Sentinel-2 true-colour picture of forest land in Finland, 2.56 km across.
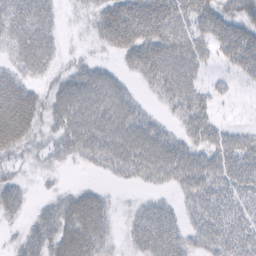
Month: February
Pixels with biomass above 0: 76%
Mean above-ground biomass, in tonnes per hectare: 41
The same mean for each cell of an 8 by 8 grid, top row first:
65 38 10 66 77 56 58 46
42 41 6 33 67 61 36 74
46 20 50 36 27 58 17 17
100 34 63 64 25 26 29 3
54 18 48 62 67 40 42 41
18 9 2 18 34 47 51 45
29 23 76 19 24 20 41 31
15 47 88 21 46 43 42 45
